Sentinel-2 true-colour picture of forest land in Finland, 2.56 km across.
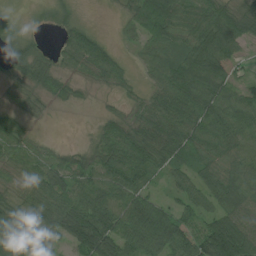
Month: July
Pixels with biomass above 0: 83%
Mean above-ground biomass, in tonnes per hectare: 58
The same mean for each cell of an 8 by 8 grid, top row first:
19 16 15 6 81 82 77 82
35 16 90 19 36 52 100 42
29 47 24 29 20 86 95 30
28 15 3 13 45 77 72 80
57 13 8 63 72 73 53 68
33 63 64 77 73 35 59 78
67 77 98 92 86 42 51 78
87 56 107 106 99 86 128 111
